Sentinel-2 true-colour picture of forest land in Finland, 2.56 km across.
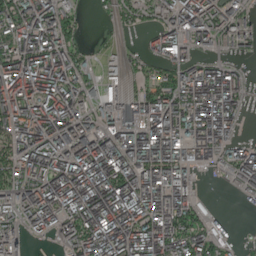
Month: July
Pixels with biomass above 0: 78%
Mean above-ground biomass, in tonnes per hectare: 141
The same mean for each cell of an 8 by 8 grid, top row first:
143 174 55 38 54 136 155 88
143 182 69 31 40 148 54 56
211 212 117 62 60 140 200 79
182 194 145 131 183 192 217 92
127 173 198 181 256 208 183 85
120 173 240 236 221 187 11 117
127 192 207 265 222 181 29 18
82 39 160 231 223 164 136 25
